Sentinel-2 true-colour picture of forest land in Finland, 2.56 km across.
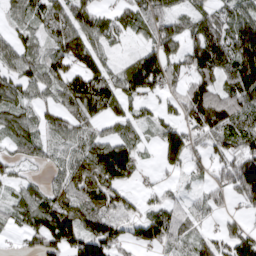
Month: March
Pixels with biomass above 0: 80%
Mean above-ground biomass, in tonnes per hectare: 64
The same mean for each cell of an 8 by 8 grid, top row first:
48 73 85 38 65 60 57 67
67 51 104 37 50 66 117 141
71 72 82 67 107 47 78 115
82 50 77 54 32 39 119 87
58 49 61 82 34 84 50 65
24 28 76 76 9 20 31 102
58 91 76 75 30 48 38 23
14 93 111 90 46 44 41 76
